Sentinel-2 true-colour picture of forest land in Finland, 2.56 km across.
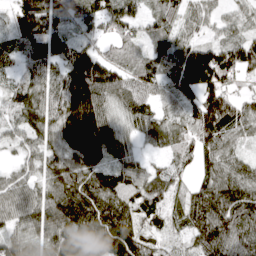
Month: April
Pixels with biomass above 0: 92%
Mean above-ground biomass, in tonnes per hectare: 83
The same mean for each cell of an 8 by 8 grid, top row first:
91 102 47 90 48 56 41 44
45 76 63 45 58 69 70 86
43 69 145 109 97 76 126 41
74 95 179 65 77 45 157 78
37 80 192 125 38 71 80 44
50 92 111 97 70 46 56 75
86 97 128 123 78 50 140 119
54 89 125 154 78 34 122 90
